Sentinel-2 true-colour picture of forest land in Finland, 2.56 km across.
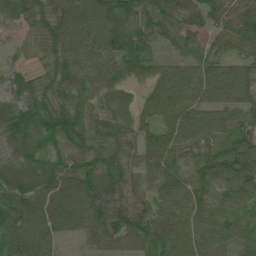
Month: July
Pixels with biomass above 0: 95%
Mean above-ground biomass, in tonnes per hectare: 78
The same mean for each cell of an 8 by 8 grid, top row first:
62 89 112 106 74 68 58 104
33 86 101 89 80 44 51 59
54 86 91 77 56 100 124 123
75 115 75 68 53 95 96 74
69 59 71 60 60 81 84 80
75 77 84 81 46 71 71 110
98 94 99 67 56 85 63 69
90 71 33 66 82 100 86 73
